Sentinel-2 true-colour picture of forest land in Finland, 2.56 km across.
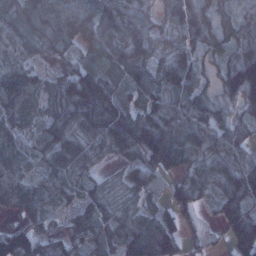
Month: January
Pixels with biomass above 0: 90%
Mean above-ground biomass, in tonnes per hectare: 81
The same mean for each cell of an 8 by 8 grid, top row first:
111 133 115 115 64 79 87 60
93 87 69 92 79 49 76 84
121 42 132 56 83 82 41 106
96 49 117 115 84 80 89 38
86 89 81 82 140 120 78 62
84 74 69 21 62 46 67 106
73 48 62 65 46 38 22 101
115 77 79 74 157 73 18 141
